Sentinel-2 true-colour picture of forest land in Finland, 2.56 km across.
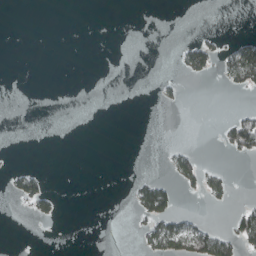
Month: March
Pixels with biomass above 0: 11%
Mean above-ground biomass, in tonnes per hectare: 13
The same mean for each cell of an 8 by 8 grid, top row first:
0 0 0 0 0 0 0 0
0 0 0 0 0 10 43 50
0 0 0 0 0 8 6 51
0 0 0 0 0 2 0 16
0 0 0 0 0 6 0 63
32 12 0 0 14 36 38 0
4 28 0 0 73 42 6 22
0 0 0 0 28 80 83 65
